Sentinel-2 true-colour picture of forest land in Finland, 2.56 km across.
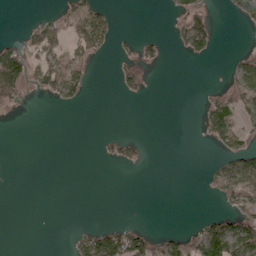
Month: April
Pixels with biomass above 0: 22%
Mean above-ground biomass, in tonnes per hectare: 25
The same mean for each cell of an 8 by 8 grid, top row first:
0 12 61 29 0 22 40 32
48 75 63 27 27 21 50 7
99 80 62 9 30 0 0 41
7 0 3 0 0 0 60 46
0 0 0 17 11 0 17 35
0 0 0 0 0 0 15 72
0 0 0 0 0 0 1 42
0 0 32 84 62 30 125 108
